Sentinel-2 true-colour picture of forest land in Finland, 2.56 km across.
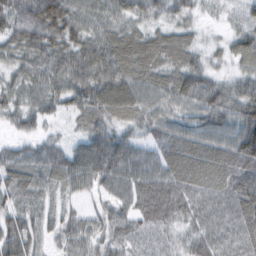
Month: February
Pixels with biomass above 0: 95%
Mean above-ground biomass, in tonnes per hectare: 58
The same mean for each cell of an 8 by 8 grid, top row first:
71 98 50 48 46 41 16 26
52 69 59 69 74 66 22 51
40 62 68 80 62 64 56 46
45 42 54 68 59 50 71 71
32 43 44 85 44 68 61 99
66 62 70 76 69 72 70 86
50 40 25 51 69 73 65 78
81 36 54 55 40 35 67 64
